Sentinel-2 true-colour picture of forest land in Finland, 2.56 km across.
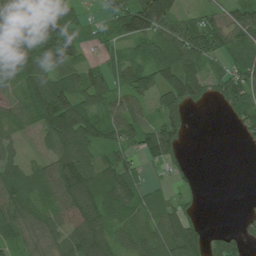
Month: July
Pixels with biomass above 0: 77%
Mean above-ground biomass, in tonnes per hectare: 75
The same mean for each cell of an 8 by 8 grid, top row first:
124 180 58 79 171 90 61 93
94 134 69 34 62 115 120 77
55 97 93 64 87 114 69 110
38 120 121 71 51 89 6 70
44 59 122 77 74 73 0 11
80 78 122 105 33 23 0 0
75 57 119 81 66 71 1 5
54 57 100 82 70 115 80 57
